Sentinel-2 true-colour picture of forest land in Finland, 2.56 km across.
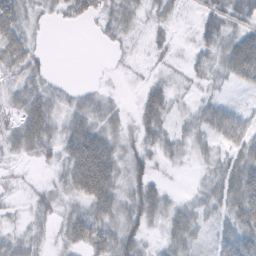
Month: February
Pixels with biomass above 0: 70%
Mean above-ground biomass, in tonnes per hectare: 28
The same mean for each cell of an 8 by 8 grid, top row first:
47 15 27 32 19 11 22 30
40 6 0 9 6 10 22 74
25 18 2 2 11 11 14 34
27 42 34 21 32 13 32 22
34 30 64 36 24 20 19 45
8 7 73 51 30 2 19 63
7 22 26 49 49 25 23 68
23 11 39 49 24 38 12 65
